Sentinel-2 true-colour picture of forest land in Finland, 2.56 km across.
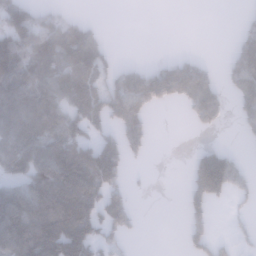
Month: January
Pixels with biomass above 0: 51%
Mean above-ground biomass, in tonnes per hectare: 82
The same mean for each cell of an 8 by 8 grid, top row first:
112 66 20 0 0 0 0 10
152 141 151 19 0 2 0 80
119 109 121 78 112 156 69 104
111 124 119 121 81 3 106 57
122 128 140 86 75 0 30 9
101 149 193 135 4 0 282 63
129 154 171 138 3 0 84 17
147 183 188 61 4 1 93 24
